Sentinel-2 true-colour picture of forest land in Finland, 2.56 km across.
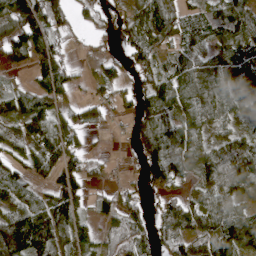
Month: April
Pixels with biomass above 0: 76%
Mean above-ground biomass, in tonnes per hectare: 71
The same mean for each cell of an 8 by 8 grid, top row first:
122 120 45 28 62 64 66 94
130 114 11 15 71 51 73 96
10 86 19 48 46 92 81 71
59 71 48 22 79 88 99 59
56 78 50 1 78 102 64 100
74 50 85 14 43 62 73 116
89 123 50 57 41 55 86 66
196 143 65 54 44 69 102 123
